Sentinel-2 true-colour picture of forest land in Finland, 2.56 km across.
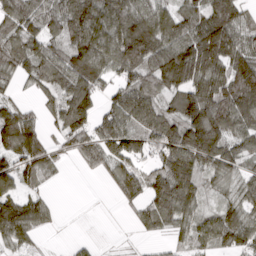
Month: March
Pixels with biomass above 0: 80%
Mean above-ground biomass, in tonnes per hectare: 97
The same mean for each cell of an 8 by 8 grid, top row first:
109 101 149 138 126 105 128 97
97 91 140 139 209 146 177 111
51 95 142 55 113 145 141 136
85 42 139 77 127 93 178 124
156 64 74 119 85 139 180 81
108 46 10 61 86 154 82 69
114 56 0 3 74 132 52 100
88 6 12 1 16 44 85 100
